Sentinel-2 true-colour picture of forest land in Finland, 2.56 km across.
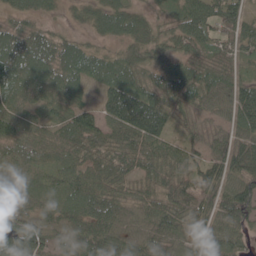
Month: May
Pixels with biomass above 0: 93%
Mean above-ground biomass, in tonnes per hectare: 69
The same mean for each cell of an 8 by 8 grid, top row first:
34 21 25 71 44 55 95 93
93 82 58 29 62 52 58 65
101 91 67 85 61 75 74 55
68 41 86 100 157 62 41 88
58 61 79 71 87 54 54 88
42 40 79 79 51 78 79 86
72 52 87 83 51 90 77 107
110 58 82 84 61 43 54 50
